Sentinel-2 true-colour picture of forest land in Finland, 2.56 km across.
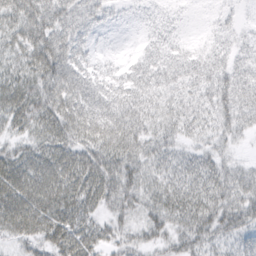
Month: March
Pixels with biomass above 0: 91%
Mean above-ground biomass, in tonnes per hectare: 37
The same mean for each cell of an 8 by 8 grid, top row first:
62 64 48 19 18 15 7 13
41 68 34 6 18 27 21 27
40 59 53 30 41 36 42 50
48 49 64 55 41 29 31 50
28 39 43 51 39 25 21 11
44 38 43 52 41 36 43 32
44 40 35 30 31 44 49 48
28 36 36 26 24 31 34 33
